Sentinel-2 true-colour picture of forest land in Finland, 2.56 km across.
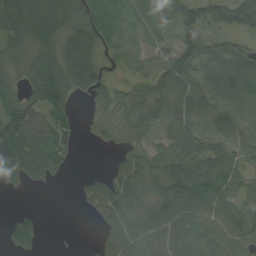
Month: August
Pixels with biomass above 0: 80%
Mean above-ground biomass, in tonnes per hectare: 68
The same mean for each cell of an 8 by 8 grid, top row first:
157 135 103 38 41 83 83 91
60 90 121 24 23 68 63 49
48 149 105 31 53 109 89 88
98 103 18 48 69 68 63 25
181 93 20 27 41 72 46 35
95 50 14 62 80 89 89 46
11 1 12 94 65 92 95 75
71 5 3 82 75 62 79 77
